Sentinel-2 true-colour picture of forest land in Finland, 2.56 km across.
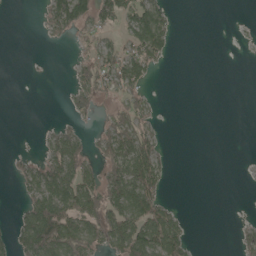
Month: May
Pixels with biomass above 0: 37%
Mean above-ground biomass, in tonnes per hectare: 31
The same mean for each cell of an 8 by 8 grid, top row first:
0 34 68 38 71 10 0 0
0 2 16 29 74 9 0 1
0 0 21 56 34 0 0 0
0 0 19 23 26 0 0 0
0 26 36 70 60 0 0 0
16 67 63 65 105 2 0 1
10 104 89 85 95 18 0 0
44 124 90 72 104 75 0 15
